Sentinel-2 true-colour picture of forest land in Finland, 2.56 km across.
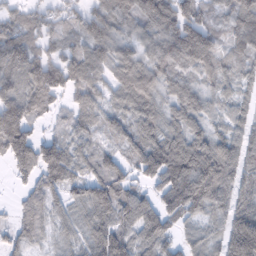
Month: February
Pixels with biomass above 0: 89%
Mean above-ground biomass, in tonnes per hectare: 89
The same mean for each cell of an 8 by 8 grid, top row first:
54 54 65 93 99 152 57 106
99 52 61 89 70 123 122 71
98 142 99 73 138 69 58 56
149 63 71 66 92 75 60 53
158 86 58 49 90 101 98 87
46 98 69 101 80 159 159 109
31 69 66 117 101 124 91 114
70 40 61 136 78 60 63 193
